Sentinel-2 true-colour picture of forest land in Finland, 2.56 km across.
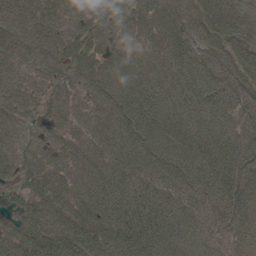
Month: May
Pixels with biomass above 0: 98%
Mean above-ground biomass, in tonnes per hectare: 67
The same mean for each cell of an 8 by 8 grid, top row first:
67 74 53 66 72 73 92 61
68 57 73 43 52 76 66 82
47 44 52 63 59 66 86 77
53 42 35 66 81 58 81 71
47 36 44 71 89 72 67 70
59 64 51 81 79 83 69 69
63 75 68 88 90 78 58 59
74 96 107 91 95 52 46 37
